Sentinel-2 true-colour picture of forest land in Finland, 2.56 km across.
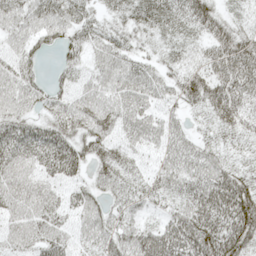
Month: May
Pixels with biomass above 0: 88%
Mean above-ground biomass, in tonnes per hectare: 49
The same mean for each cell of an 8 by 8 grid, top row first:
43 53 38 25 44 49 69 23
31 27 41 50 23 30 47 83
48 23 26 53 54 38 66 83
43 34 57 59 48 25 51 68
64 60 50 45 38 45 38 23
53 38 25 54 33 56 69 54
44 43 40 39 37 44 85 100
36 48 29 54 66 78 94 79
